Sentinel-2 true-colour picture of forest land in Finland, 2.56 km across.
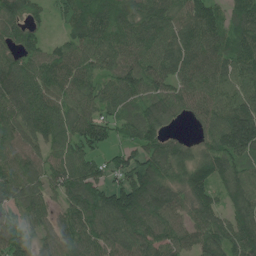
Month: June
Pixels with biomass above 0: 93%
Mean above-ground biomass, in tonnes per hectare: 110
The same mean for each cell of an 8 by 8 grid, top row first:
98 47 143 153 136 113 139 112
103 65 103 125 118 128 122 125
114 122 119 87 125 102 114 124
102 122 104 80 94 72 105 149
92 86 105 59 106 69 88 170
117 93 126 104 164 96 126 125
90 76 127 156 146 105 105 110
114 71 117 107 105 93 105 121
